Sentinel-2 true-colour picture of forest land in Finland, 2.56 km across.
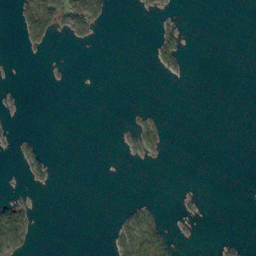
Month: October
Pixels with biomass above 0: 12%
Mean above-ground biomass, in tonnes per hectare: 8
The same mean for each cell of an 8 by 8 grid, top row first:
15 78 75 9 3 4 0 0
2 12 4 0 0 26 0 0
0 1 0 0 0 3 0 0
2 0 0 0 6 0 0 0
8 2 0 0 22 0 0 0
1 17 0 0 0 0 0 0
41 0 0 0 12 3 1 0
76 0 0 14 75 8 0 5
